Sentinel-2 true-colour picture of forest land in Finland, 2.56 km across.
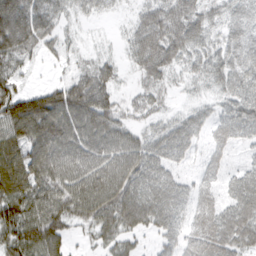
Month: March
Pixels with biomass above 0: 86%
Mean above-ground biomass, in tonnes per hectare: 75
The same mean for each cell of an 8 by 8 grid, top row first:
216 106 31 16 57 100 70 70
137 41 18 6 106 110 68 78
56 15 77 61 50 26 67 93
122 148 127 84 45 20 33 92
86 109 88 88 60 68 33 33
113 103 102 108 88 41 40 48
93 90 96 110 108 69 63 88
86 99 18 53 22 48 96 91
